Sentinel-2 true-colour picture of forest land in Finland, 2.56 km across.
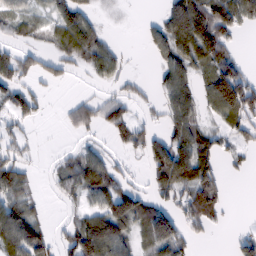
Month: February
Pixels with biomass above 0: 60%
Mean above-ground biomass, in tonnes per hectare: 61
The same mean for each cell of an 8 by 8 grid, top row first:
64 41 77 4 8 115 135 93
47 30 94 38 19 101 113 16
65 33 5 37 13 87 71 105
63 12 58 68 17 98 39 106
35 1 22 28 67 97 68 40
77 14 105 78 29 129 96 10
80 11 35 108 79 60 120 0
117 63 118 123 62 94 13 38
